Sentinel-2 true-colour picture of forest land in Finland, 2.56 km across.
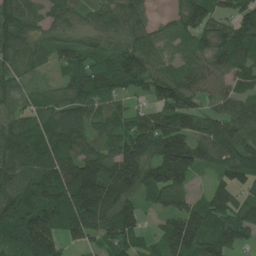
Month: July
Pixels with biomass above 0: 89%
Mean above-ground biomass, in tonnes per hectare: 92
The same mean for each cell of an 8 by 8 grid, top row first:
97 63 58 80 56 41 93 96
101 51 74 59 89 28 81 123
58 15 101 95 87 92 83 78
66 63 99 72 64 131 57 91
107 102 97 93 130 158 110 105
117 126 154 149 125 131 29 89
133 122 151 124 52 89 112 100
96 109 53 93 46 146 127 87
